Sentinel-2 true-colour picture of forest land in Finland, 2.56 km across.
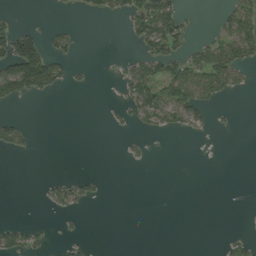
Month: August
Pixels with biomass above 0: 21%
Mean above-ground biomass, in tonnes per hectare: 20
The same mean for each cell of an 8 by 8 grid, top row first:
9 1 6 20 65 56 1 55
107 40 6 0 33 46 41 58
98 78 5 2 69 77 59 20
2 0 0 6 47 45 22 1
39 0 0 0 8 0 0 0
0 5 21 0 0 0 0 0
0 11 18 0 0 0 0 0
45 14 12 0 0 0 0 20
